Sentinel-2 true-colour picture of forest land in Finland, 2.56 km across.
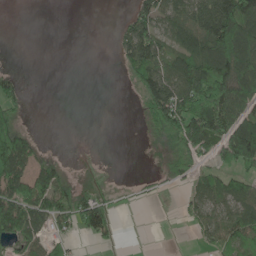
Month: May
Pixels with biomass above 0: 49%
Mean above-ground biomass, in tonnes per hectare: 57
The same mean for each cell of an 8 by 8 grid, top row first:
0 0 0 1 72 83 136 182
0 0 0 11 129 73 121 168
37 0 0 0 87 114 165 141
38 0 0 0 43 134 180 97
119 6 0 0 3 56 108 197
120 86 8 4 8 32 49 49
122 87 96 41 5 9 73 80
62 50 18 25 1 0 40 72
